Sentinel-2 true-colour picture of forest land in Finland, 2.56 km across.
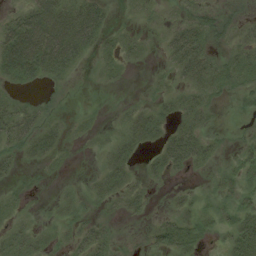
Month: August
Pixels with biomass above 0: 54%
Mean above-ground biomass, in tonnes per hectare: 19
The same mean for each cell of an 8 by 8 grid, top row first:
26 61 51 9 8 8 14 7
85 85 47 14 9 43 25 18
38 19 2 8 2 15 32 21
31 9 3 2 19 20 15 0
23 30 4 16 19 43 17 7
11 5 2 29 11 8 5 21
9 3 11 9 11 14 10 23
23 11 22 14 8 35 8 34
